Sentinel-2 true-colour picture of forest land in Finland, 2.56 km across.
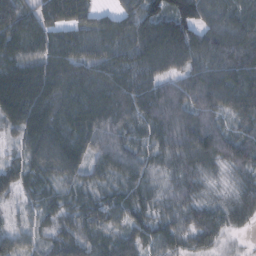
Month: February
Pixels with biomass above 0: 96%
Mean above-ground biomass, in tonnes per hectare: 86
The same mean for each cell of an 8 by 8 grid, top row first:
94 89 81 60 118 136 93 102
92 94 93 103 124 137 126 113
123 129 110 113 104 76 122 132
109 118 122 113 104 111 93 98
37 125 100 90 57 112 111 95
65 76 63 72 63 47 35 38
26 58 66 71 58 49 49 56
60 49 77 71 71 57 50 8
